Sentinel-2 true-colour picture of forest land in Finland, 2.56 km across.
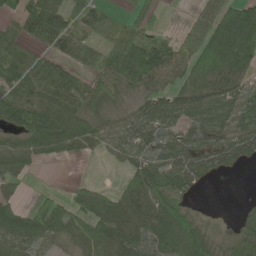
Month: June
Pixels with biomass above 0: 75%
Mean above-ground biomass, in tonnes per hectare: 58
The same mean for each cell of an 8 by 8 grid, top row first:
55 97 57 28 32 0 57 136
65 39 57 64 109 49 104 116
91 97 49 77 94 52 92 48
96 83 85 36 54 72 75 69
43 69 59 50 64 59 42 65
50 0 3 1 66 66 42 4
49 44 47 65 70 55 1 11
83 51 47 71 64 88 38 38
